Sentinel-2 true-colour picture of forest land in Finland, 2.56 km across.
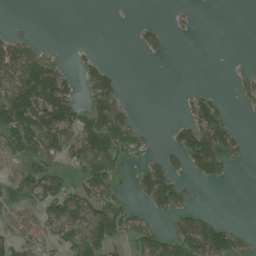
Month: July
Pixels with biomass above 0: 41%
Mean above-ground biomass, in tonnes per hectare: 48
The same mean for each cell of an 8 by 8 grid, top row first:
1 0 0 0 1 9 0 0
65 10 6 0 32 0 0 0
95 142 40 58 0 0 0 25
155 147 65 111 1 3 84 8
106 104 93 112 34 52 121 31
38 60 56 67 62 57 56 0
24 69 98 88 29 66 9 0
47 41 88 80 71 85 120 35
